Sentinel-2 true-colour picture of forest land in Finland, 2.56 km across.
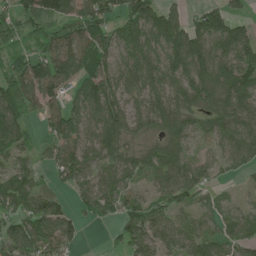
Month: June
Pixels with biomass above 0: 82%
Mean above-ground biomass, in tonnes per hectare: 80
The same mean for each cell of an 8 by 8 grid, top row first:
71 102 102 84 160 74 106 39
72 98 124 102 124 141 121 127
131 134 83 98 99 109 118 127
103 75 80 122 85 97 77 93
78 45 76 103 39 66 36 81
70 25 72 59 54 67 33 18
72 91 40 61 68 57 21 28
83 92 32 16 88 74 66 59
